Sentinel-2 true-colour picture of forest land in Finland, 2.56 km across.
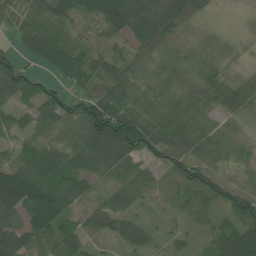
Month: July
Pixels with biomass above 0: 82%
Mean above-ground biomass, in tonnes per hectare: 48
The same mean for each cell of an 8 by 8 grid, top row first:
47 66 49 88 85 63 14 8
34 82 46 25 43 28 23 10
80 29 50 54 40 52 38 19
37 59 68 106 58 51 27 33
24 59 71 114 82 59 44 17
93 84 64 26 19 47 59 19
53 79 26 31 8 23 53 86
74 42 41 20 24 12 26 101
